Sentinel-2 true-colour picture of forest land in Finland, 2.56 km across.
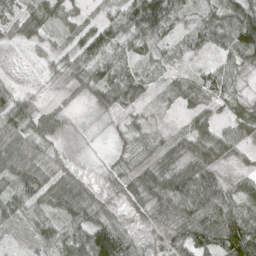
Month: April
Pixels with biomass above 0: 86%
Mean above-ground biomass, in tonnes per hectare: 45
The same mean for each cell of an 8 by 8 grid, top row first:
36 43 24 29 106 43 36 79
14 19 57 61 32 25 29 83
9 9 40 55 38 23 45 24
86 18 3 30 21 9 34 38
84 50 9 14 30 29 66 44
67 74 30 24 50 61 72 25
54 38 69 20 44 81 92 58
6 46 71 120 21 53 72 120
